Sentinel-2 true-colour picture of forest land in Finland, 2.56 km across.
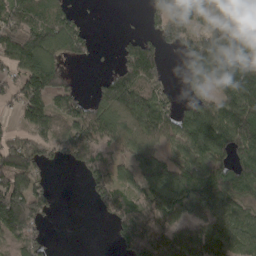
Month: April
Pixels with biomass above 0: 72%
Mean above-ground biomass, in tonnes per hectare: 87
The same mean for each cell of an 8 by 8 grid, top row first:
90 69 22 0 29 85 54 128
122 105 54 7 104 42 152 152
75 126 9 84 117 12 109 186
42 101 84 104 136 69 121 169
90 77 116 75 88 84 136 127
154 30 34 78 93 127 116 121
165 56 0 77 95 113 88 72
83 24 0 22 135 122 117 94
